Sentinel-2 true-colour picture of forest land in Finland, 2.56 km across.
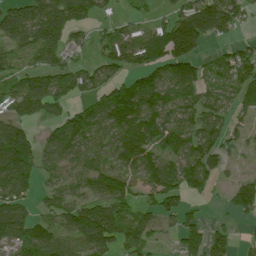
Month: July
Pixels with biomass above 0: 72%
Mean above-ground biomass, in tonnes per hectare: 92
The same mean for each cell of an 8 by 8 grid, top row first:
60 91 68 30 28 91 195 77
67 81 45 97 109 159 39 51
66 75 72 79 121 178 74 106
57 50 76 165 200 129 103 67
101 67 104 112 179 129 122 33
112 60 91 95 101 121 118 36
83 58 108 150 69 93 10 98
96 96 121 124 93 51 109 29
